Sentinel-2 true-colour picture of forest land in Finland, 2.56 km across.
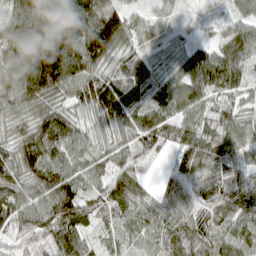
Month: April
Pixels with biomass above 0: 93%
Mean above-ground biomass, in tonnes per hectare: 72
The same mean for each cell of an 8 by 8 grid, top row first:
71 106 131 104 33 20 13 48
81 126 145 102 40 31 58 74
96 143 114 80 72 60 108 66
58 74 51 112 83 71 58 55
62 102 68 47 63 61 73 63
69 81 67 67 28 46 65 65
96 91 98 62 55 57 65 98
36 66 83 35 54 78 60 81
